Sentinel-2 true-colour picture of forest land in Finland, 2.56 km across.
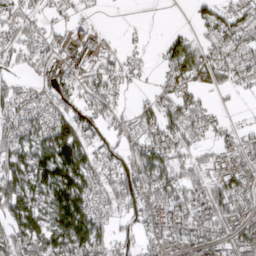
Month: March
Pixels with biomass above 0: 70%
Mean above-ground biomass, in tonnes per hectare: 53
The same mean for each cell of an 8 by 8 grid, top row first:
41 22 11 0 1 0 46 70
50 47 78 30 11 56 47 50
35 46 43 58 13 59 57 37
51 51 52 41 28 50 32 6
65 95 100 34 61 60 23 35
86 111 109 61 72 67 44 52
94 80 113 39 64 75 72 50
79 81 107 48 36 46 54 65
